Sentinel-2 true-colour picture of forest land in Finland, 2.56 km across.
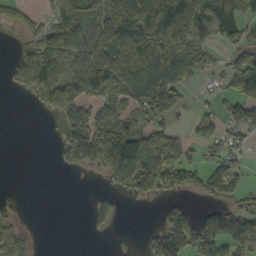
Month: October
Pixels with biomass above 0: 55%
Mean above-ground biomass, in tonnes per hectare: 72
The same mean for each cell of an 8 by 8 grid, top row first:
45 27 48 86 188 126 108 63
13 157 111 118 126 151 44 56
46 148 168 174 140 113 17 110
0 51 114 90 95 80 27 76
0 0 166 160 146 89 45 34
0 0 5 70 157 85 86 54
13 0 0 49 0 41 32 45
77 0 0 2 22 129 122 93
